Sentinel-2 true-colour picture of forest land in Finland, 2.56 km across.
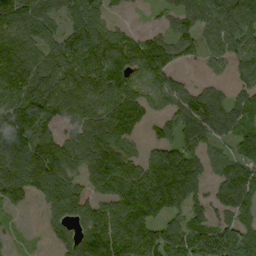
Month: September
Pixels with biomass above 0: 80%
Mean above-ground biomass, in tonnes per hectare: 95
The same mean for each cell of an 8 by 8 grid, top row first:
134 101 68 34 8 81 118 112
118 99 133 122 116 91 67 95
137 109 123 117 68 58 31 55
132 131 100 118 72 77 119 91
155 129 108 132 26 67 79 93
137 153 85 152 82 72 59 132
31 70 102 107 112 70 62 103
14 29 93 119 120 109 131 99
